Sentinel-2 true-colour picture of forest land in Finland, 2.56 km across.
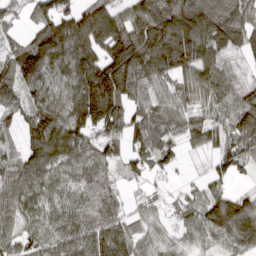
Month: March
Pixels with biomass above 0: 90%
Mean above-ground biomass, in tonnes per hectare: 110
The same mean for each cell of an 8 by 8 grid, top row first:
41 106 127 135 157 198 154 120
76 162 172 170 201 237 166 81
123 102 211 299 147 111 153 52
75 138 191 233 83 78 79 120
41 188 132 108 88 54 70 100
95 88 91 74 49 18 36 35
88 79 104 110 31 34 108 128
71 69 97 126 49 35 54 95
